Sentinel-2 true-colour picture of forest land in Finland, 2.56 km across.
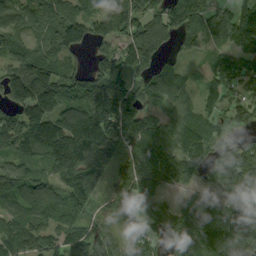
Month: September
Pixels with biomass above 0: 88%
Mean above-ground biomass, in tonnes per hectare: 137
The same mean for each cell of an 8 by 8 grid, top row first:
99 112 133 91 164 166 137 168
87 93 76 89 191 55 79 189
202 226 129 157 107 93 91 166
123 181 170 239 120 99 107 103
123 183 250 95 194 142 144 92
130 110 176 68 200 146 97 199
97 124 110 72 137 127 230 139
163 102 153 109 133 164 196 142
